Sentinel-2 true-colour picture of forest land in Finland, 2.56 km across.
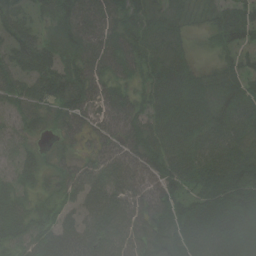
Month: August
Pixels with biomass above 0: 91%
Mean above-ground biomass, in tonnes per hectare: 63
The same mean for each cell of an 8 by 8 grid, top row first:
58 34 86 69 59 55 43 55
56 51 75 69 71 58 21 46
63 78 71 50 44 79 39 53
52 47 53 62 62 77 70 65
29 17 24 57 76 78 81 66
48 39 60 58 58 84 73 94
53 42 52 65 58 84 101 112
68 73 70 67 95 93 86 90
